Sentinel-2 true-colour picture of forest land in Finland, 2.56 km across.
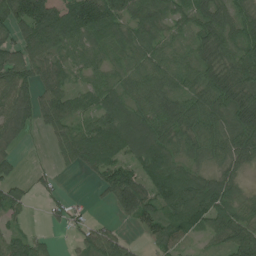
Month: July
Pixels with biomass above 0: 82%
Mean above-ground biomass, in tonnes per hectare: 67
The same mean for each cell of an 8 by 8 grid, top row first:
88 116 137 107 83 63 82 70
78 82 64 68 70 50 82 96
83 62 26 49 78 64 78 99
78 78 49 83 81 85 87 95
19 15 94 101 96 65 77 86
32 19 11 84 68 78 51 36
52 24 15 38 100 82 97 67
57 17 32 65 27 59 35 91
